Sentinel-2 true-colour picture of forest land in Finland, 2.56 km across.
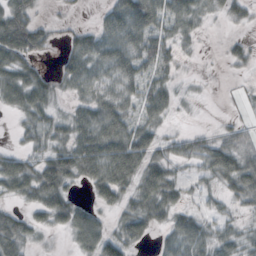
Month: October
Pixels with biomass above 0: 73%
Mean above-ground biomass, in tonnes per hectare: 36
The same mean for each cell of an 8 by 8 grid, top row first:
53 6 4 39 57 38 31 31
76 26 41 53 49 21 26 16
49 24 54 44 37 37 15 4
25 33 26 47 30 28 0 6
11 36 49 55 66 33 30 32
60 59 38 57 74 22 29 63
17 37 26 45 49 35 15 15
55 6 35 70 31 46 42 29
